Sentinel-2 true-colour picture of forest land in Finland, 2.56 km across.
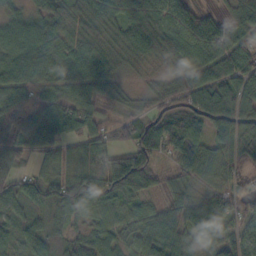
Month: October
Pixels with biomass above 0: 93%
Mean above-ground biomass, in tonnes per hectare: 69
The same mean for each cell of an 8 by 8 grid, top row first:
52 79 74 72 78 100 67 65
71 68 55 41 59 68 102 82
74 50 59 63 19 51 71 92
94 68 65 31 47 88 106 93
89 76 64 69 127 78 58 84
83 65 90 137 123 45 49 53
51 72 100 53 41 65 48 42
41 53 58 45 57 78 64 68
